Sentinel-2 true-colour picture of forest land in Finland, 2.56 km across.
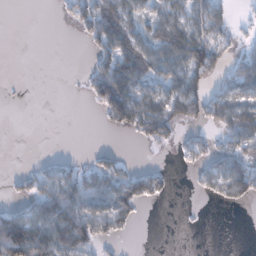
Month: January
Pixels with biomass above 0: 46%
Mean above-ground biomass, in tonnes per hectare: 53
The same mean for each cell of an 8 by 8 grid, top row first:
0 0 54 128 53 79 89 5
0 0 2 110 86 119 110 24
1 0 9 155 94 84 60 102
0 0 0 94 103 77 83 102
0 0 0 1 27 32 43 73
19 59 78 89 72 8 61 115
39 111 104 122 21 1 2 14
181 116 135 26 0 0 0 0
